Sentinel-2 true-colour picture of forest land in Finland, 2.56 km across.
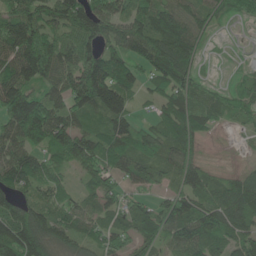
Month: June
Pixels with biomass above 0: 87%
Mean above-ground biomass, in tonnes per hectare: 78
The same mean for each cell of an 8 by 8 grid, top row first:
101 85 115 89 80 107 65 32
119 110 94 54 76 127 18 3
119 81 118 130 50 113 23 30
139 109 80 132 10 79 66 50
93 82 109 91 70 86 17 9
99 64 41 62 72 77 65 46
83 67 53 57 49 93 92 107
132 114 66 64 67 79 108 82
